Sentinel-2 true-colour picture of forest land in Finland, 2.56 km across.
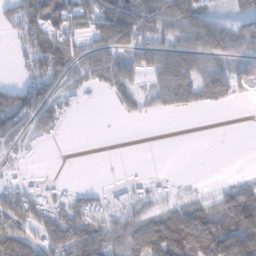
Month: January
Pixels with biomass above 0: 61%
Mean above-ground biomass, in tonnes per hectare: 58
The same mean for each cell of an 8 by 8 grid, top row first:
64 88 57 99 81 99 45 32
28 130 58 81 69 74 83 55
24 84 50 70 32 96 79 54
89 62 18 7 26 22 10 0
17 12 0 0 0 0 0 0
21 22 1 0 19 4 0 13
124 119 100 96 49 61 80 133
110 94 128 63 107 150 156 186
